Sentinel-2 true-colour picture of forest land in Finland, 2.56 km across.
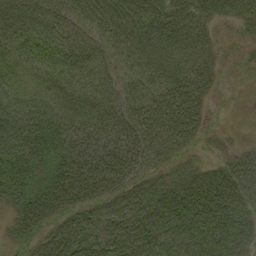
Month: September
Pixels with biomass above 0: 90%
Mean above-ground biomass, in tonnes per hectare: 48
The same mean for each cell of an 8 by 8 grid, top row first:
64 62 49 77 64 57 43 43
45 61 64 40 59 65 32 12
34 42 57 37 56 65 30 4
76 48 59 51 59 58 18 2
77 48 42 44 54 43 14 13
51 41 49 51 37 41 50 66
33 52 42 46 56 64 67 65
22 45 58 44 57 51 57 55
